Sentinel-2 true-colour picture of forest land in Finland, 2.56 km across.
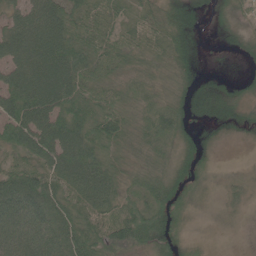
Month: June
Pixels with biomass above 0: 91%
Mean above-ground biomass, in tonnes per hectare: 53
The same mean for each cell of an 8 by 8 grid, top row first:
58 101 52 39 36 53 22 21
99 109 67 46 40 57 7 21
88 114 70 36 29 35 23 16
86 95 57 56 33 49 48 30
69 93 92 42 39 36 20 6
64 72 98 58 47 53 16 11
92 73 61 60 61 54 12 22
75 77 74 71 64 44 7 9
